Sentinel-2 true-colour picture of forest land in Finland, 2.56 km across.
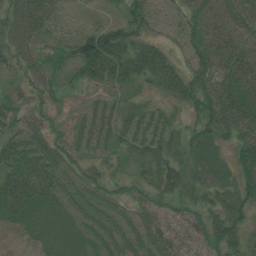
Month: July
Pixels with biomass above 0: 92%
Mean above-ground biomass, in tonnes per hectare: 43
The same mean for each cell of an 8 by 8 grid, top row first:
43 49 13 14 51 27 45 50
44 31 64 78 57 28 52 49
23 33 35 53 45 66 64 58
39 28 22 35 38 24 53 61
48 47 34 36 49 35 45 50
59 60 35 30 34 51 46 52
62 44 33 26 33 28 36 57
37 37 38 41 39 43 38 51
